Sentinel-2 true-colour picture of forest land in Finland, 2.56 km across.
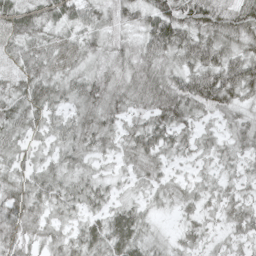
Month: May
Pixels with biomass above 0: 93%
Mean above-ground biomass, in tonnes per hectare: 48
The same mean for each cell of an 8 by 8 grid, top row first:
60 46 53 45 54 87 90 79
39 45 44 45 54 65 73 58
43 51 46 51 70 61 77 78
55 46 42 51 46 71 46 47
43 34 50 35 62 44 33 46
42 50 44 26 40 23 29 36
60 43 41 39 31 27 30 44
52 39 46 66 44 24 27 34
